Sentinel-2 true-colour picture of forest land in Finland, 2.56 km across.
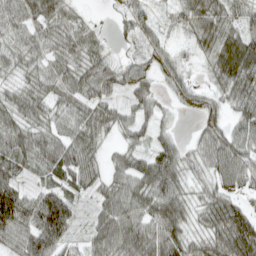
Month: April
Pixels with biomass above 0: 89%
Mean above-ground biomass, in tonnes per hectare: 58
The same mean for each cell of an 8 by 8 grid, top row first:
53 66 27 13 41 42 78 43
50 54 67 23 48 26 49 87
40 59 67 57 47 47 27 87
64 51 56 46 41 17 46 55
72 64 69 25 34 39 65 69
55 46 66 45 76 75 48 68
109 121 30 69 71 77 66 47
67 111 29 81 90 76 65 94
